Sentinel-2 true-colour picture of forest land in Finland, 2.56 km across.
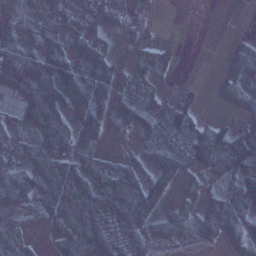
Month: January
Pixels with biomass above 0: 77%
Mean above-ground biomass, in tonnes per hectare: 55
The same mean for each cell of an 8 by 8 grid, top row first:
72 66 66 54 24 1 0 8
93 104 58 21 51 16 0 29
134 125 89 49 51 14 5 57
62 128 69 66 63 55 5 33
27 69 54 9 25 33 107 95
70 92 79 51 48 46 53 77
31 71 109 88 81 27 72 81
14 25 109 66 50 36 37 44
